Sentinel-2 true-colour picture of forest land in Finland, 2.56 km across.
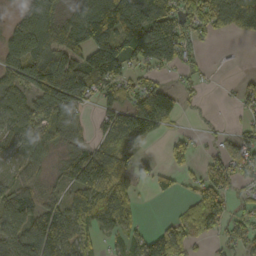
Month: October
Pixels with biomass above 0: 71%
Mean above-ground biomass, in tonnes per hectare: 81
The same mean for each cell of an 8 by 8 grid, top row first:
27 84 101 167 123 122 130 98
127 117 121 178 173 151 15 0
105 214 158 109 58 20 12 17
93 114 77 77 139 69 7 29
75 73 42 59 31 42 16 62
35 27 99 105 40 40 60 64
118 82 100 140 8 18 140 36
111 149 60 33 75 96 42 68
